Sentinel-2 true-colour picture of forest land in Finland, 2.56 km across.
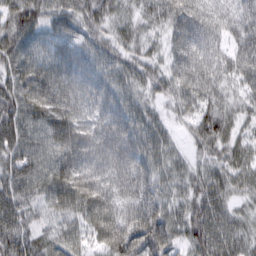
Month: March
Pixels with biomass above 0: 97%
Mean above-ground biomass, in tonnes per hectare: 64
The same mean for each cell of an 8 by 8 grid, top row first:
76 57 62 56 49 86 85 68
78 47 48 52 43 61 74 61
73 70 65 54 51 67 78 47
78 82 67 68 46 38 86 47
71 59 74 81 62 25 77 52
70 68 83 81 72 44 59 55
78 43 72 77 87 49 79 37
83 47 44 85 98 51 84 59
